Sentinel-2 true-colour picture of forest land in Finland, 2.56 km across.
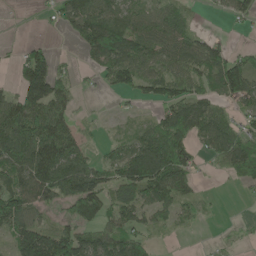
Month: May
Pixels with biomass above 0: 66%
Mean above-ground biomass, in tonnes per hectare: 67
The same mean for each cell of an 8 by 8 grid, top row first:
1 14 102 85 65 48 6 42
12 33 30 130 80 70 71 21
42 143 19 58 77 82 64 134
116 123 16 5 9 100 85 37
90 137 57 25 84 100 66 83
96 126 148 62 144 129 8 54
115 43 89 65 75 63 9 1
91 127 107 94 61 5 3 8
